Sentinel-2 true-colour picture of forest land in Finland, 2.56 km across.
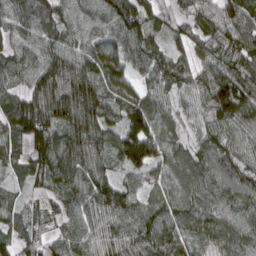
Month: March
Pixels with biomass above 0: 96%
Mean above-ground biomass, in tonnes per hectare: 94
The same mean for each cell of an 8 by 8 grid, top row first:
93 96 91 126 114 49 96 139
80 97 86 85 115 47 71 116
76 147 161 93 66 87 96 122
115 150 154 83 113 55 96 121
68 123 113 73 114 73 85 83
45 120 115 65 76 106 111 97
49 28 88 112 64 101 108 105
64 43 101 94 113 86 74 95
